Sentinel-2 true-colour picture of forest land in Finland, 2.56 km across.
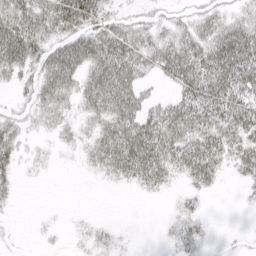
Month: April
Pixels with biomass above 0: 66%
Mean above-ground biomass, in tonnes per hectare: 27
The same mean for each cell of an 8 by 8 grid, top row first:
54 52 64 21 15 15 25 20
63 38 49 55 38 44 44 52
22 45 38 63 21 34 54 53
13 28 21 49 35 42 47 46
25 6 16 53 60 47 43 36
14 2 2 21 42 21 33 16
4 1 0 0 0 8 4 2
3 3 6 9 0 14 7 3
